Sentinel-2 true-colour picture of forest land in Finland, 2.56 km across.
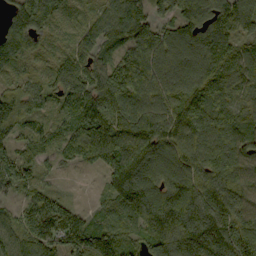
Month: September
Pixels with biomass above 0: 94%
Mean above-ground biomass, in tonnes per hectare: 124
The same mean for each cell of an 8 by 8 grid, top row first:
102 138 45 91 100 110 147 144
135 44 87 64 148 151 151 98
68 66 114 161 172 162 144 111
167 60 128 143 159 161 148 95
88 80 139 142 176 160 142 142
130 35 8 116 176 159 149 143
59 147 42 47 189 208 170 123
123 163 132 67 90 204 220 153
